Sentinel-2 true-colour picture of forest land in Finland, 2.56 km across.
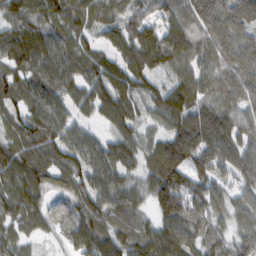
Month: February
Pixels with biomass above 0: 97%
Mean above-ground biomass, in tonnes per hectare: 89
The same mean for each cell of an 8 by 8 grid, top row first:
91 96 76 64 81 88 144 122
101 95 73 64 125 116 100 104
79 86 76 93 79 75 85 103
73 89 47 90 61 125 95 97
87 87 82 77 61 128 145 121
97 74 88 90 67 155 100 82
81 57 84 96 47 143 89 69
57 20 77 93 95 119 80 61
